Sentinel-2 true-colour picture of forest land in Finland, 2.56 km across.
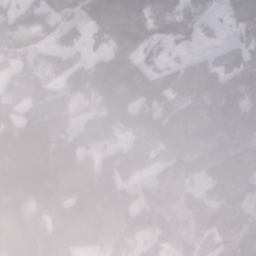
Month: January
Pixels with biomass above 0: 90%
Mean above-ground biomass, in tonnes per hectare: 111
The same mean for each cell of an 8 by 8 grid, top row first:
130 111 83 141 117 105 31 75
99 56 43 101 76 30 21 63
89 70 113 175 126 59 87 114
96 167 60 151 123 108 127 131
270 205 108 80 87 118 110 85
261 205 162 117 57 76 74 94
191 164 134 138 99 62 87 104
284 183 105 97 60 70 53 106
